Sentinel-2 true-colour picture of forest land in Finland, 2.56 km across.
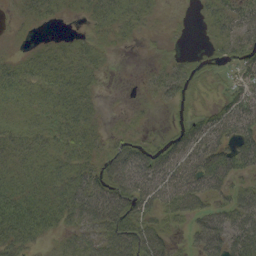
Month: September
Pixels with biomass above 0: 76%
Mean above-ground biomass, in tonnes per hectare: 30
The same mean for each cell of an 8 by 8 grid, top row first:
10 20 11 34 20 2 19 33
5 13 19 10 3 5 9 25
29 33 32 2 5 28 10 17
15 24 36 2 5 8 16 41
27 24 33 24 22 32 51 52
33 31 40 55 52 54 71 32
63 46 55 62 46 44 31 48
52 19 36 55 60 12 54 47
